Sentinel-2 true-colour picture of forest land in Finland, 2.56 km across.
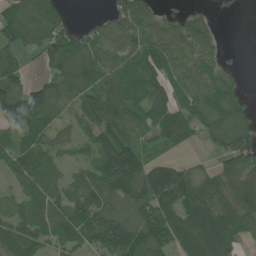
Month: June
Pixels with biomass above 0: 80%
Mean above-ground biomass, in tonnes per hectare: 87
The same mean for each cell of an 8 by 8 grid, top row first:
104 107 4 78 110 46 36 0
79 98 99 104 100 82 87 6
69 61 99 80 108 70 87 32
146 84 64 114 97 98 95 80
67 64 43 127 58 66 41 101
88 62 56 158 148 133 66 129
57 78 111 107 116 136 129 119
109 74 74 121 129 83 122 52
